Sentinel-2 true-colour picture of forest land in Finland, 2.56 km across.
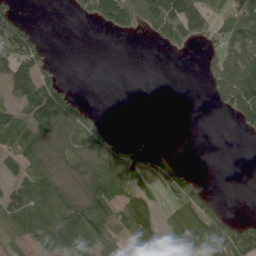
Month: June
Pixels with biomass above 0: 54%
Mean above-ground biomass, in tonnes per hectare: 70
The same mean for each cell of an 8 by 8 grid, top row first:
75 0 32 127 168 147 78 101
167 34 0 0 1 47 26 88
144 82 0 0 0 0 36 162
82 184 99 1 0 0 3 101
81 159 112 74 71 2 0 0
58 109 109 117 137 109 3 0
92 86 142 92 109 85 58 0
42 74 82 61 115 110 121 96
